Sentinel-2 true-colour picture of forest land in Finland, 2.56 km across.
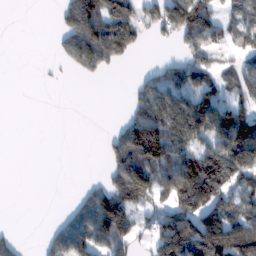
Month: February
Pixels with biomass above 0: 53%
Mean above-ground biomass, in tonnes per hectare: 83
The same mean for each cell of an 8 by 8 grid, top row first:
0 1 188 176 75 156 111 85
0 3 176 173 18 25 89 56
0 4 14 2 52 115 77 89
0 0 0 0 139 175 165 111
0 0 0 62 262 172 105 191
0 0 2 91 157 153 237 110
0 0 66 181 71 111 141 87
26 47 114 125 29 163 164 151
